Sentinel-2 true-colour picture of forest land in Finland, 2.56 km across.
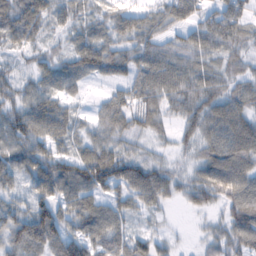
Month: February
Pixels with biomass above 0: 89%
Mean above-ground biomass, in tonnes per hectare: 57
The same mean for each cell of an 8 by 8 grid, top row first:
84 57 41 44 48 64 47 68
37 26 58 52 63 54 65 51
43 44 35 32 71 78 63 48
70 74 20 67 63 40 70 63
81 60 42 52 25 28 56 80
59 97 88 88 83 37 70 83
42 63 71 52 44 11 32 79
73 77 79 64 48 14 28 73
